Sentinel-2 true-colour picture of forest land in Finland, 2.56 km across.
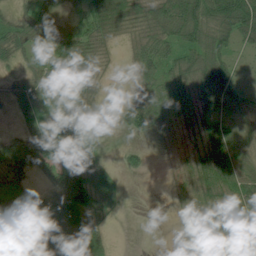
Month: July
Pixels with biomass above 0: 81%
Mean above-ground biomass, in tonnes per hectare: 58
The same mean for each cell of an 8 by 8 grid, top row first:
27 39 37 132 80 106 100 107
60 33 83 28 86 69 86 31
18 61 68 10 60 62 83 24
17 31 70 10 85 66 63 34
26 76 67 8 20 33 97 49
45 40 127 77 16 24 121 88
22 62 134 64 0 22 80 90
8 94 150 32 0 13 93 99
